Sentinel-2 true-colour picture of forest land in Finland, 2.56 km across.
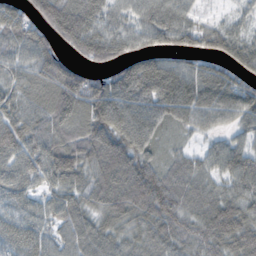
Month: October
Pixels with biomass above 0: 92%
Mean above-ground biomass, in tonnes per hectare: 73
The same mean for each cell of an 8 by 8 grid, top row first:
67 104 97 54 55 62 20 25
69 76 77 79 53 66 67 61
52 88 89 73 122 94 92 73
67 72 77 118 105 95 82 87
94 80 83 105 91 26 28 47
71 65 68 93 99 67 53 89
57 47 64 79 88 77 70 79
77 52 65 67 66 70 73 92
